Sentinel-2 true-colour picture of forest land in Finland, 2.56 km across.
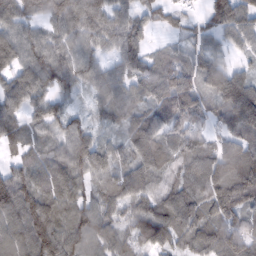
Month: February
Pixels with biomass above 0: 92%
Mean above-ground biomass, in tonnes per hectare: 83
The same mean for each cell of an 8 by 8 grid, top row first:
75 67 112 89 46 30 44 81
85 84 83 65 65 37 45 40
82 84 71 85 94 101 82 72
60 66 25 65 77 108 59 119
65 62 89 48 113 94 75 99
77 81 75 74 107 81 125 142
125 125 92 73 85 121 95 96
111 135 106 86 77 83 102 120
